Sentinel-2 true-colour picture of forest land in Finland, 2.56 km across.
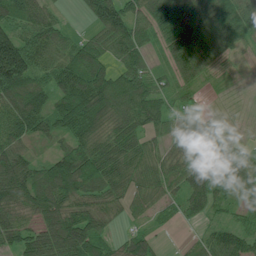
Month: July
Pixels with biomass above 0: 89%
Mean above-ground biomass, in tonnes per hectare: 64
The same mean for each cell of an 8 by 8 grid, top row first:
63 42 13 112 71 113 92 101
105 53 69 65 57 96 73 40
97 42 108 80 63 51 28 7
90 82 123 91 89 25 13 6
77 34 73 76 55 28 46 22
98 98 139 80 60 43 83 41
86 103 69 42 34 24 53 21
74 103 123 36 52 2 39 53
